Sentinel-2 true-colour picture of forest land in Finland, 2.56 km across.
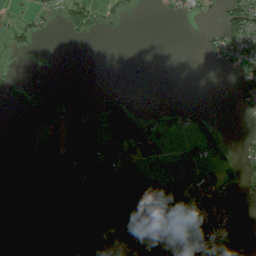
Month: July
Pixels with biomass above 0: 36%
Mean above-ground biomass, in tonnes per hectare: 39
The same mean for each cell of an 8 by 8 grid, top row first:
16 22 62 19 2 17 10 92
19 4 1 0 0 0 21 57
15 0 0 0 0 0 0 43
68 57 18 81 22 16 7 14
56 82 73 82 109 8 47 13
4 80 81 37 38 43 49 35
8 1 79 18 78 82 96 25
0 0 62 86 87 148 99 121
